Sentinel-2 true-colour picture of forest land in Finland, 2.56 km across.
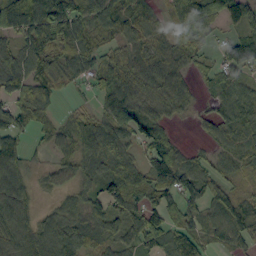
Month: September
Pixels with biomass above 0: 83%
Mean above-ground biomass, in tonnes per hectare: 67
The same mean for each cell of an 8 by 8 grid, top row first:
131 133 96 73 56 55 72 70
65 99 86 41 54 57 29 87
90 93 39 68 74 64 32 61
78 58 17 65 60 48 33 75
66 29 93 115 59 34 26 54
81 29 64 91 72 104 58 35
106 17 54 73 88 51 71 70
94 101 87 64 93 75 36 56
